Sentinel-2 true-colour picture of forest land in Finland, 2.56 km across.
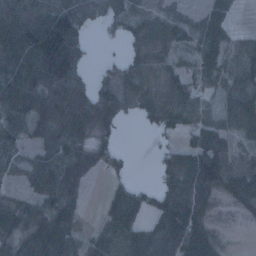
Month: January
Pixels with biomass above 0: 77%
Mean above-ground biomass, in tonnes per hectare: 63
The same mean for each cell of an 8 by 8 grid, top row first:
104 102 87 63 34 24 45 7
139 161 65 5 39 36 62 22
128 124 62 58 68 62 48 46
101 95 83 88 38 98 52 85
55 63 55 26 1 36 80 31
38 88 58 30 0 72 109 85
52 71 39 65 57 79 48 33
59 100 49 79 85 90 80 1
